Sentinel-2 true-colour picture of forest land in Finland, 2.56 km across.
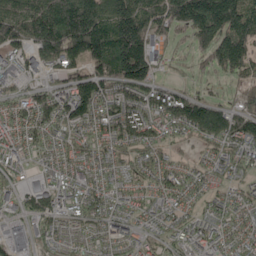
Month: May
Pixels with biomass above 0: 87%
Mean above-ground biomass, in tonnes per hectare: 99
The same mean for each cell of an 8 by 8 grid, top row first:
149 221 254 176 167 159 226 197
108 178 183 211 138 38 116 171
65 50 108 153 130 22 37 65
87 113 141 122 121 150 138 90
70 67 70 91 92 37 68 122
55 46 76 61 66 93 71 57
33 93 71 73 56 67 38 65
23 49 45 49 40 60 76 61
